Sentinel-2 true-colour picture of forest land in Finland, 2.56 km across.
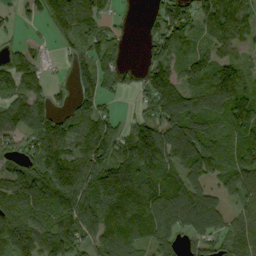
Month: September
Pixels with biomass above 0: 82%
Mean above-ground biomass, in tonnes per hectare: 104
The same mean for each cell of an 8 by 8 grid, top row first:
36 101 144 51 22 120 105 111
32 12 74 85 36 101 67 71
101 39 86 68 80 116 134 119
116 103 87 44 56 184 158 139
86 136 117 129 192 188 155 75
91 130 117 177 129 88 100 114
135 147 162 138 124 125 110 65
152 131 116 115 80 65 82 98
